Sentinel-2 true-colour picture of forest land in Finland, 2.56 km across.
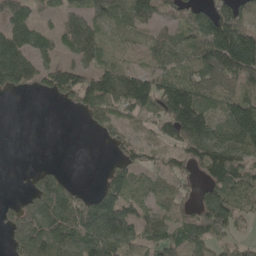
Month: May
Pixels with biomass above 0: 74%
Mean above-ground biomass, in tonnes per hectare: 78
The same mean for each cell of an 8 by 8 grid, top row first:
74 33 69 84 73 46 77 73
128 56 118 32 44 61 131 210
117 81 103 112 99 73 113 97
0 0 54 77 79 193 98 113
0 0 0 23 38 83 133 107
0 94 3 78 58 47 77 90
57 173 98 142 63 51 122 66
84 141 101 120 79 66 76 29
